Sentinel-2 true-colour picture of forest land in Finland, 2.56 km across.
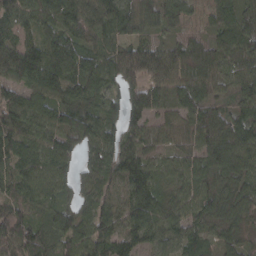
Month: March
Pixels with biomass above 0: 95%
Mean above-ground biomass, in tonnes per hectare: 83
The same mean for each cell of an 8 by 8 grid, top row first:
62 81 97 100 87 61 43 74
84 99 85 68 71 64 71 75
91 124 110 84 91 92 97 94
99 87 107 63 100 61 86 72
89 74 72 84 58 38 112 126
89 84 50 63 106 66 95 100
76 66 58 69 118 72 81 91
127 95 105 90 89 77 60 57
